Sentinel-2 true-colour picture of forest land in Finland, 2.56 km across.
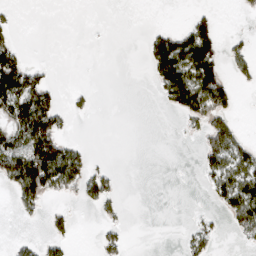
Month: March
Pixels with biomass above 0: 28%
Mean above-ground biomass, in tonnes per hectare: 36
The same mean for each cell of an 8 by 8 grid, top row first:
9 0 0 0 0 0 22 10
45 0 0 1 25 105 95 20
127 28 0 0 5 127 117 21
85 105 12 0 0 38 99 10
77 141 17 0 0 0 59 49
126 169 91 24 0 0 40 95
24 26 11 21 0 0 8 108
11 35 3 29 0 3 34 18
